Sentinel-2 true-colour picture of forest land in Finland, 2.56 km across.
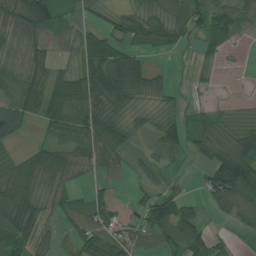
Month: July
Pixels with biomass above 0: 74%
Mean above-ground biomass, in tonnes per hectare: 55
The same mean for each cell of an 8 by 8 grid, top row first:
71 76 17 36 72 79 95 67
21 44 44 62 50 38 42 8
48 64 80 118 75 13 16 1
66 59 63 76 33 39 32 12
18 35 59 85 23 66 64 69
83 73 33 30 31 16 57 126
112 49 46 67 68 83 39 88
94 36 74 69 45 76 75 8
